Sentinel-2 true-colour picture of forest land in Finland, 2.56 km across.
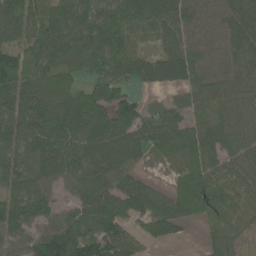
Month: June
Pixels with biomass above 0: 90%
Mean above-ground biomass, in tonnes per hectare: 101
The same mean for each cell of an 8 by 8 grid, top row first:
112 113 105 116 129 120 87 109
91 139 125 146 66 107 93 102
150 142 79 101 81 87 110 106
115 159 191 147 54 63 113 109
75 143 124 135 83 112 126 103
75 104 107 114 43 50 111 89
115 89 76 104 83 90 106 96
42 142 107 111 50 26 41 47
